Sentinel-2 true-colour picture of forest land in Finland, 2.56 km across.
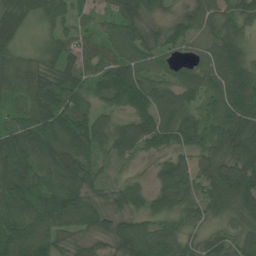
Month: July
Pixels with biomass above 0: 95%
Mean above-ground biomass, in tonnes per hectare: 66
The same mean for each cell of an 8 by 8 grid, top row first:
87 64 44 49 65 31 62 64
51 45 55 61 72 49 58 66
57 61 59 112 78 56 74 102
46 88 78 53 89 75 51 89
74 84 93 73 68 54 52 88
81 60 87 21 12 101 70 90
85 80 73 50 42 58 52 58
94 71 37 55 90 60 52 51
